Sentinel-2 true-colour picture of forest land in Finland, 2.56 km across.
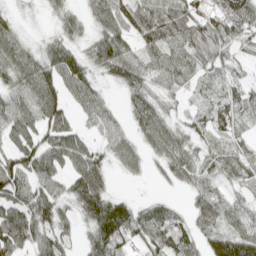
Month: April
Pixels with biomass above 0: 87%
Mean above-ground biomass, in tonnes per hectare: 58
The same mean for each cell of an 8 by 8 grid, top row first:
19 19 38 78 93 81 68 86
74 51 44 94 54 62 69 46
63 78 69 43 61 47 31 28
74 79 35 32 75 30 56 55
57 69 64 56 49 64 35 39
87 67 81 26 22 44 37 42
76 81 63 85 30 22 58 39
93 71 26 95 64 77 69 102
